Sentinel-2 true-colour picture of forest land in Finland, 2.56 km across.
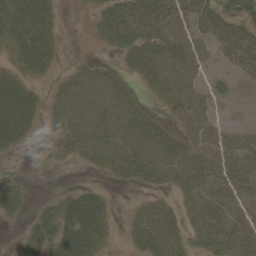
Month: May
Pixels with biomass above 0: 76%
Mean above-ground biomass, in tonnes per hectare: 41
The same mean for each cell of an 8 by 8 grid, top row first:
65 38 10 66 77 56 58 46
42 41 6 33 67 61 36 74
46 20 50 36 27 58 17 17
100 34 63 64 25 26 29 3
54 18 48 62 67 40 42 41
18 9 2 18 34 47 51 45
29 23 76 19 24 20 41 31
15 47 88 21 46 43 42 45
